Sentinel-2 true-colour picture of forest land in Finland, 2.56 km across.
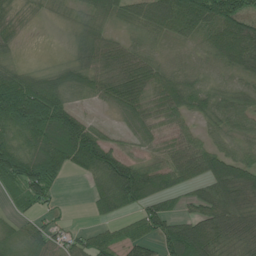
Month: June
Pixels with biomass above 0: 81%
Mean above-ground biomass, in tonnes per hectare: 64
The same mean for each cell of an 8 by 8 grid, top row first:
22 15 32 47 60 85 96 103
14 3 45 54 45 16 49 88
96 59 62 63 73 56 36 42
185 167 44 21 55 62 48 60
81 125 153 46 28 43 42 39
135 133 24 125 93 67 75 95
27 23 0 56 67 30 67 95
55 49 31 39 55 116 103 71
